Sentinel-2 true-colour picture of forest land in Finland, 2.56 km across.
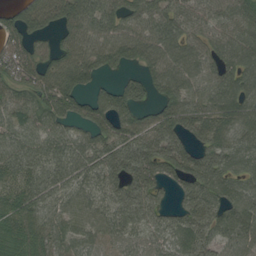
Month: August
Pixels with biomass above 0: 88%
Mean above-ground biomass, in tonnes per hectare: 73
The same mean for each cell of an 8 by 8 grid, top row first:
63 79 96 75 78 74 61 71
78 35 73 85 79 78 65 81
65 66 86 33 62 89 68 87
66 76 77 116 46 94 83 88
71 73 74 91 93 85 69 68
72 88 77 77 97 83 96 50
71 64 61 63 76 50 81 78
57 66 64 58 49 73 71 68
